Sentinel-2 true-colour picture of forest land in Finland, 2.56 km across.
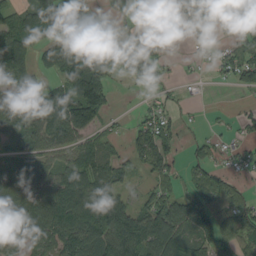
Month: September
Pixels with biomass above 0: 66%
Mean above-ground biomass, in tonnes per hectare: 62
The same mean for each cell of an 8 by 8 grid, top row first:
59 119 83 45 30 33 70 57
110 62 76 105 85 1 13 37
69 40 129 45 51 14 8 49
105 107 147 27 23 18 4 15
53 74 55 33 63 40 24 21
86 63 87 77 23 34 49 19
73 95 107 131 49 85 65 55
56 66 110 128 96 89 77 59
